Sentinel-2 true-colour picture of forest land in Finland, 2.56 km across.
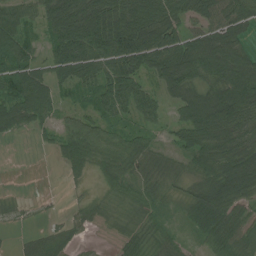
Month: July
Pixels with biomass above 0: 81%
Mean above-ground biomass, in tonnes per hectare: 56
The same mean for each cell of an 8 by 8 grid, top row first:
50 66 98 103 73 57 64 82
89 46 110 129 109 95 85 52
80 62 70 87 50 81 62 111
60 45 37 59 56 32 114 111
2 13 78 58 42 35 71 59
0 0 16 44 36 23 60 127
9 3 12 11 31 13 95 74
5 34 18 11 35 31 54 52
